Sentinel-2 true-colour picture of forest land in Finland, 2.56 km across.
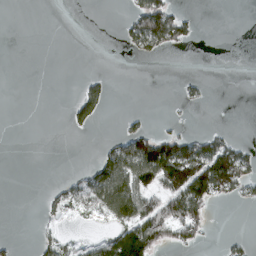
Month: March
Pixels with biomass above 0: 26%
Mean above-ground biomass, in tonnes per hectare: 32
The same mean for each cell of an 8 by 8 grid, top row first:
0 0 0 0 107 56 0 0
0 0 0 0 50 32 0 0
0 0 10 9 0 5 6 0
0 0 46 3 6 2 1 0
0 0 0 30 95 77 60 23
0 0 25 147 108 132 170 91
0 17 36 106 86 92 53 6
6 29 17 70 138 55 13 12
